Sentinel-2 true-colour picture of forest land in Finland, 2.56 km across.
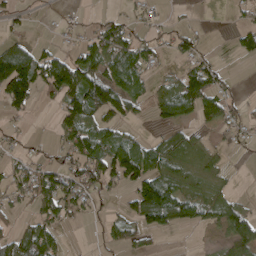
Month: April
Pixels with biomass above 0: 53%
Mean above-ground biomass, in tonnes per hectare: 54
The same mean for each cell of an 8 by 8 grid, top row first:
29 2 6 22 21 9 0 17
101 28 62 92 63 40 10 46
180 117 125 115 41 50 83 4
37 8 117 90 20 99 58 31
18 16 92 87 53 66 28 13
57 74 72 89 120 66 37 2
32 58 48 16 128 108 77 48
82 75 0 41 26 1 6 89
